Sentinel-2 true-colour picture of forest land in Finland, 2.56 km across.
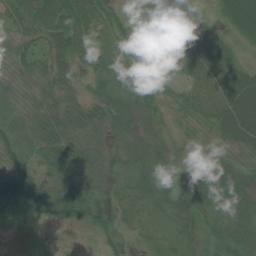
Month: July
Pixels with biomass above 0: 91%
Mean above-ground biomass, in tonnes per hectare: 44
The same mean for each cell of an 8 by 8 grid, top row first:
48 78 83 33 56 66 23 80
36 50 53 37 59 74 75 25
30 40 31 51 46 43 64 72
38 41 39 54 38 26 50 90
51 43 39 25 33 19 32 46
80 38 50 21 39 35 54 48
59 63 62 20 27 42 35 49
11 11 12 30 17 22 24 48
